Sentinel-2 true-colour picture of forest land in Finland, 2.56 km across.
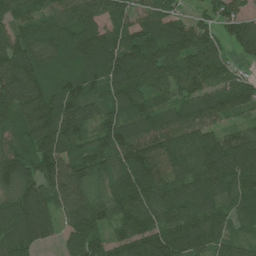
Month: July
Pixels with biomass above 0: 94%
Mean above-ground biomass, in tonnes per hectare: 112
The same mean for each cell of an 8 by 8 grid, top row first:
82 90 127 103 94 88 60 89
130 110 153 137 160 157 129 70
154 103 117 122 118 107 104 69
110 145 132 82 112 95 112 64
97 141 91 117 127 120 146 127
117 115 104 94 131 110 126 121
121 127 116 114 128 134 104 92
120 56 113 80 146 137 132 60
